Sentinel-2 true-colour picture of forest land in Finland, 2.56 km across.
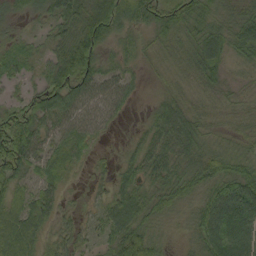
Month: September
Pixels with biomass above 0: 89%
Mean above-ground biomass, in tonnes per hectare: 45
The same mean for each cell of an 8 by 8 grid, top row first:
25 36 72 76 45 46 43 42
24 31 86 26 26 34 72 51
21 39 72 45 13 22 43 23
32 56 58 38 8 55 30 31
65 41 53 5 35 60 33 28
50 37 9 25 46 48 56 56
47 45 13 56 55 35 75 106
69 30 31 55 66 13 82 106
